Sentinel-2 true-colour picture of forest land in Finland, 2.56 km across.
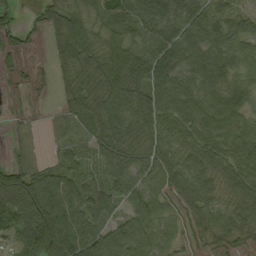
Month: September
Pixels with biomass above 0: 88%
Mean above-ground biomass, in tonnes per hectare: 74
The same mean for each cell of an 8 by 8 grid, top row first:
28 55 74 83 81 83 86 43
31 26 105 85 75 95 94 70
18 16 68 108 105 110 87 69
13 9 75 99 102 119 110 85
15 14 40 83 88 86 102 108
97 65 48 52 82 102 85 106
118 118 80 49 88 53 79 86
46 118 103 117 97 46 43 45
